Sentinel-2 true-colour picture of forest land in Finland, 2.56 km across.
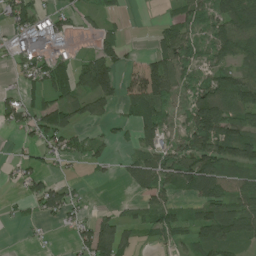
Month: July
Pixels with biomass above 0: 63%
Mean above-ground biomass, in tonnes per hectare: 54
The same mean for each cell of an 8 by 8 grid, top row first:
65 46 30 16 0 35 66 119
37 71 12 55 4 103 55 86
20 68 68 88 116 76 55 80
56 81 63 32 69 42 113 80
15 56 32 27 40 47 114 110
27 39 7 10 73 85 113 57
13 61 26 12 47 47 80 67
1 7 42 96 18 41 87 67
